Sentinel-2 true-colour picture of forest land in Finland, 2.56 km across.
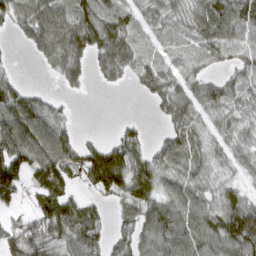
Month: March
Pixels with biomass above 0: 76%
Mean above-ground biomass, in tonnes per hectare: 65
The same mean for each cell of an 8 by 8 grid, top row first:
71 89 77 92 45 49 95 95
9 73 79 93 34 29 60 72
34 7 34 32 61 55 44 50
109 63 2 0 1 72 51 43
116 127 49 52 28 70 48 48
122 110 66 140 77 63 49 32
33 77 71 24 76 84 78 98
84 95 91 54 80 96 102 109
